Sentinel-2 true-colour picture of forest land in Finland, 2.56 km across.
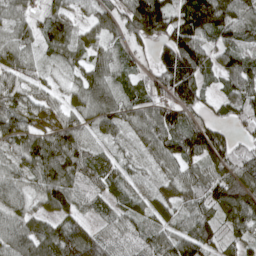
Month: April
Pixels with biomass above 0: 89%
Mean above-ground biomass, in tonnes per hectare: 79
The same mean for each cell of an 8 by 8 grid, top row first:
68 66 34 70 180 102 188 123
79 50 61 57 33 135 79 97
72 35 51 69 60 120 45 102
95 62 57 80 83 102 41 75
85 124 82 34 49 108 120 51
72 105 91 77 20 58 76 98
74 60 57 55 45 51 68 124
107 122 136 72 76 49 56 63
